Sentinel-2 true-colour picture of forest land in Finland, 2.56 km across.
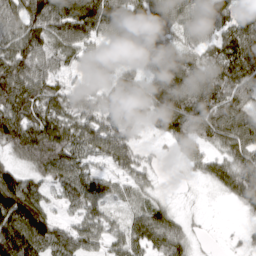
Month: March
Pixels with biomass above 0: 89%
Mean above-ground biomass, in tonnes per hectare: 82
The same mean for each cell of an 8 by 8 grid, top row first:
88 137 149 129 93 92 102 74
87 80 76 35 71 73 70 122
120 75 33 54 72 135 107 113
113 91 69 68 66 168 129 99
103 127 93 108 18 58 70 102
78 75 94 55 39 3 56 109
188 69 73 48 53 21 3 33
159 122 91 60 87 75 5 12
